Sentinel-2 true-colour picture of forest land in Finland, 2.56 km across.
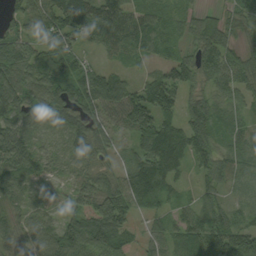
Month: September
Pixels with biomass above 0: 93%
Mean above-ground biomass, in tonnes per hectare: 67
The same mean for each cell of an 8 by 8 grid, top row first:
58 99 119 82 63 46 31 48
86 85 67 54 60 35 79 41
93 94 71 66 49 80 62 69
57 53 71 79 138 67 70 35
87 34 64 40 97 103 61 41
60 39 47 56 138 48 54 47
37 46 71 146 51 31 50 41
50 66 94 101 31 53 98 100
